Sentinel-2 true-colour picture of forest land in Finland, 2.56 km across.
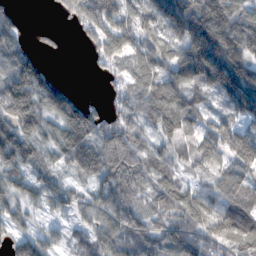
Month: November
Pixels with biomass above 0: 86%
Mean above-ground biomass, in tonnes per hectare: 102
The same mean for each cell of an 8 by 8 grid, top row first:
36 6 115 144 118 167 194 137
87 27 15 133 111 104 222 170
147 101 2 37 116 105 138 201
154 95 147 50 80 137 57 89
166 76 159 119 67 108 113 144
91 79 60 116 99 79 70 105
57 48 56 100 71 105 111 132
75 57 44 93 89 142 108 148
